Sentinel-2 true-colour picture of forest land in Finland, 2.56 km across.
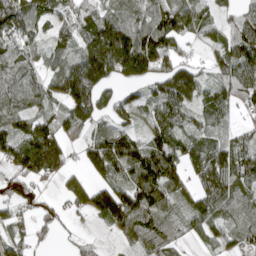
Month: April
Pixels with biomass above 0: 80%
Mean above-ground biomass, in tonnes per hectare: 85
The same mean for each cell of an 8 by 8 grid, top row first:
124 74 100 74 73 124 46 58
82 61 103 237 171 62 41 121
94 67 185 87 80 167 47 126
72 58 122 79 48 86 82 37
87 155 58 134 88 90 72 66
62 76 62 77 141 105 132 91
56 28 61 156 128 50 103 82
58 17 21 17 58 27 52 67
